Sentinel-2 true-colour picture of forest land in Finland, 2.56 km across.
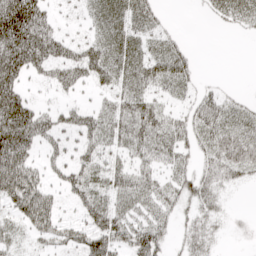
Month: April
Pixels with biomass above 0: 74%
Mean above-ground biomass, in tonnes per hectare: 41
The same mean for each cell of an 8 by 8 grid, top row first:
107 41 17 57 45 1 12 42
87 62 41 57 43 33 0 0
57 31 41 49 60 57 6 1
91 26 31 38 55 24 50 37
90 29 38 36 49 41 44 73
99 26 46 45 41 36 40 28
54 59 33 50 38 28 31 3
28 37 51 63 64 16 30 5
